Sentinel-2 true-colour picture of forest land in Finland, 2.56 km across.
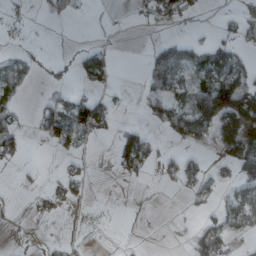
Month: March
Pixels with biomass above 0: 30%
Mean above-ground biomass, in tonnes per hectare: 33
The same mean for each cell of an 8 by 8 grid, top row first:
2 8 5 0 6 37 3 22
7 5 18 15 7 66 55 33
37 14 25 22 26 72 69 99
27 60 86 41 20 75 156 212
40 28 29 16 88 22 20 132
5 1 22 5 19 54 40 59
1 6 4 2 2 2 15 70
5 9 5 0 2 0 68 11
